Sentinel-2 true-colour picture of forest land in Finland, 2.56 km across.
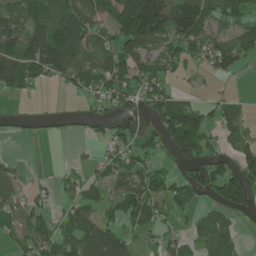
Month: June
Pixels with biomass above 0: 61%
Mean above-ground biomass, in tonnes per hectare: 70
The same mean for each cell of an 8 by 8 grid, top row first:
101 96 109 117 218 153 80 76
104 168 129 81 109 76 66 95
101 56 85 123 96 29 15 11
19 20 22 40 70 117 47 35
8 10 7 53 65 114 51 52
50 6 37 70 105 54 122 100
69 36 66 38 95 55 37 78
38 79 86 118 23 35 59 23
